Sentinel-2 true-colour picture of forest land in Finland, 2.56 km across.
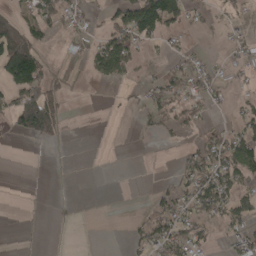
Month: April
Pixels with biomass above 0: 36%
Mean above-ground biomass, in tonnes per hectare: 42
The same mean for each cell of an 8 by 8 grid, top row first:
51 64 39 53 197 109 16 21
172 21 14 128 32 25 5 32
142 70 1 55 18 67 63 14
119 158 0 2 32 58 26 32
2 23 0 0 2 15 69 87
0 0 0 0 0 35 105 87
1 1 1 0 11 73 89 71
1 0 0 0 49 82 28 45
